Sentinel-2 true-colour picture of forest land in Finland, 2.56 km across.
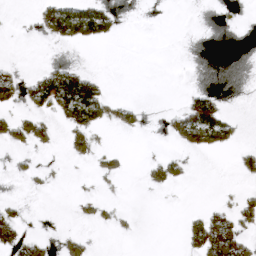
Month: April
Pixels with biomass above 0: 15%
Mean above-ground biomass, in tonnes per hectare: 7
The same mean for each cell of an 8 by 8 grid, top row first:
0 31 60 20 0 0 0 0
0 1 5 0 0 0 0 0
6 31 47 1 0 0 0 0
3 8 37 6 3 13 51 1
2 3 4 0 0 4 21 4
2 0 0 0 2 6 0 2
6 0 0 1 0 0 6 5
7 2 2 0 0 0 37 19
